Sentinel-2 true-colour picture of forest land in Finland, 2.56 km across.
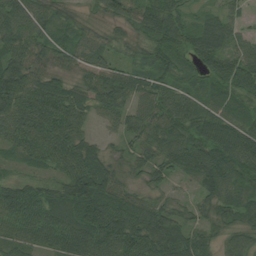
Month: August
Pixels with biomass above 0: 95%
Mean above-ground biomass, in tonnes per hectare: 67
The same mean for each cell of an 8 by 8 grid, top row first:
76 55 23 51 72 59 31 27
71 50 53 39 52 74 82 43
91 64 39 75 68 54 61 82
83 90 64 60 58 82 64 53
57 78 67 19 60 83 92 95
33 38 112 74 39 41 94 82
97 85 116 103 66 42 43 71
52 68 97 110 93 97 49 64
